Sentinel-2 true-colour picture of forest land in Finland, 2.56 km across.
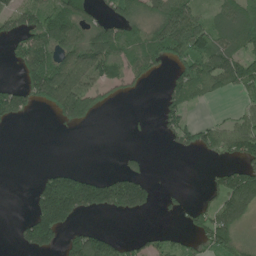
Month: June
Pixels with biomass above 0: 50%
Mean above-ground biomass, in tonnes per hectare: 67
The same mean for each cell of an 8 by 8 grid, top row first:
80 98 102 65 80 133 41 74
64 125 129 115 85 115 104 73
28 168 117 65 28 66 103 112
86 39 105 9 2 59 4 34
0 0 0 0 1 33 67 120
0 58 77 57 54 0 27 129
0 180 142 102 76 24 65 120
19 108 90 57 36 32 68 57
